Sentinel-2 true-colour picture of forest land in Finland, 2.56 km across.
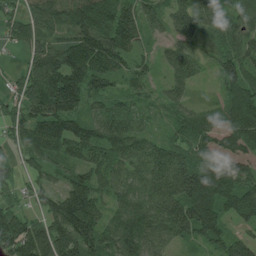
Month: July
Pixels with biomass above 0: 90%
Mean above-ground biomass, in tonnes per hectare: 110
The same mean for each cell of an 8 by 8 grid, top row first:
59 112 140 159 96 89 122 78
43 115 190 186 48 76 57 103
48 182 177 99 64 76 22 129
72 169 111 95 55 71 58 136
76 165 144 119 78 94 76 91
68 63 103 92 99 147 144 127
88 98 225 83 124 158 163 114
194 192 185 124 131 78 99 76
